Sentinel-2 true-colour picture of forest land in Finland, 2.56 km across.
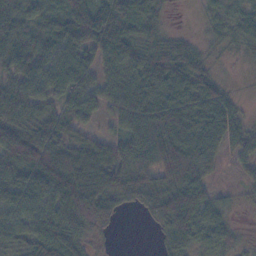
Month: November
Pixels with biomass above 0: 86%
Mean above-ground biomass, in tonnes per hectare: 56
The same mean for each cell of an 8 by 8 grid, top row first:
49 40 88 81 63 4 18 36
57 54 75 75 53 42 18 19
54 68 57 56 80 87 49 2
61 44 58 39 84 99 96 29
103 84 51 46 79 101 82 40
72 85 77 62 48 91 40 18
74 63 95 45 29 98 61 10
60 76 42 5 0 49 49 22
